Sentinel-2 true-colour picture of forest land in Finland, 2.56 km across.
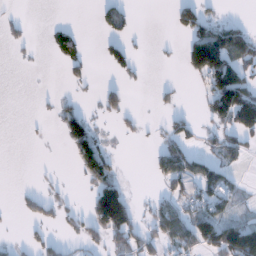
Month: January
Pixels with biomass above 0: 33%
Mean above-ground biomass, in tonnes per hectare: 34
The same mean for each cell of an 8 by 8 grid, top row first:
6 0 0 43 0 39 28 6
10 19 37 37 2 3 170 95
0 0 21 11 7 3 66 87
0 3 30 27 3 18 38 133
0 2 76 9 4 48 12 41
0 4 21 45 1 80 56 10
7 28 11 182 10 53 54 18
6 26 27 49 47 63 91 158
